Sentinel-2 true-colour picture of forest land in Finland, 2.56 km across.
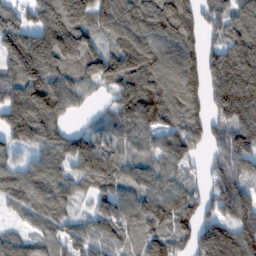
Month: February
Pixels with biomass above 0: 88%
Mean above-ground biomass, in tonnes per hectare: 129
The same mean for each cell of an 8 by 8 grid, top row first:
105 180 194 148 137 216 96 119
196 270 201 129 183 152 90 142
164 184 135 152 166 154 150 152
161 140 35 92 172 137 99 160
82 121 148 102 93 130 77 159
111 120 122 129 92 83 56 126
71 126 32 105 118 168 81 143
81 90 99 98 93 104 167 143
